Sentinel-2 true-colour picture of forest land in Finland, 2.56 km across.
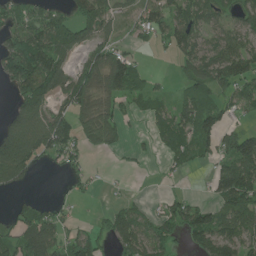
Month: June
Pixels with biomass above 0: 62%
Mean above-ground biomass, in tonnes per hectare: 73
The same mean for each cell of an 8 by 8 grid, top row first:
69 71 68 51 66 84 77 72
133 146 65 67 13 70 77 89
119 126 95 127 68 32 107 87
64 84 78 72 48 63 104 42
136 117 69 57 13 81 70 133
87 6 38 3 6 19 27 154
41 57 8 35 29 69 64 108
88 124 85 70 100 67 99 101
